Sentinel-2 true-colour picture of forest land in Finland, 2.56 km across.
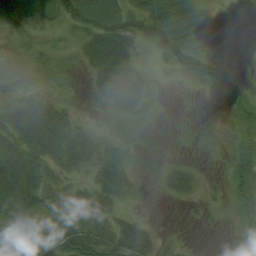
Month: August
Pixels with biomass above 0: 78%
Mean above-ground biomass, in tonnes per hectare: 31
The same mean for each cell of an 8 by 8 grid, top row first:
40 42 65 62 55 58 31 2
13 13 25 70 21 67 36 7
8 15 4 62 30 15 41 21
44 55 10 18 22 0 2 35
48 53 37 18 5 1 7 39
67 27 20 47 7 37 7 45
57 41 48 30 5 2 12 26
61 65 68 42 37 9 1 23
